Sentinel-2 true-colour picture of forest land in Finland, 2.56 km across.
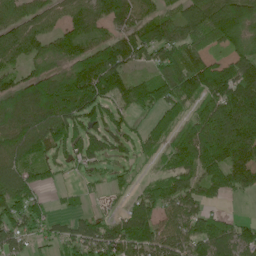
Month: June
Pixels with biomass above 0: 79%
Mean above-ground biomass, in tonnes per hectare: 96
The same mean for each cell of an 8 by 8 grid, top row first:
97 82 101 80 95 77 135 165
127 86 93 83 137 126 78 114
59 119 137 152 65 147 114 139
117 146 138 76 52 70 96 154
123 120 98 74 61 74 148 160
111 45 29 37 14 77 92 98
107 40 24 13 112 104 53 1
83 48 88 137 183 111 129 106
